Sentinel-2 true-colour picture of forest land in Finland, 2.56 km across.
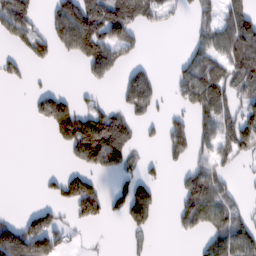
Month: February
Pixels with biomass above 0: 44%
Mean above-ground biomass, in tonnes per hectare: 53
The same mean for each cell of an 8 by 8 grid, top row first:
89 39 136 116 79 16 40 91
20 41 93 80 15 2 66 95
23 2 8 25 74 35 109 69
0 79 79 55 41 24 76 65
0 7 145 140 18 64 45 81
0 15 66 30 38 13 76 9
3 47 81 39 105 39 94 35
172 104 6 2 14 6 48 73
